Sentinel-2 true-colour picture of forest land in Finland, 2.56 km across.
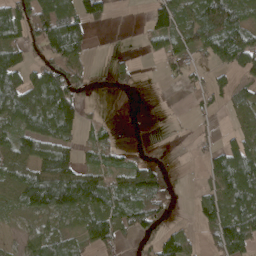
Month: April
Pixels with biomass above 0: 61%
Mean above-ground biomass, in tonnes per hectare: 58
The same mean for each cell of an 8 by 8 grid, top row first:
103 130 103 18 23 80 89 48
84 97 69 2 19 59 63 109
89 118 54 36 2 20 38 37
104 102 13 1 0 1 23 43
66 86 36 34 5 4 21 67
67 138 97 55 91 7 55 122
35 83 81 83 78 15 73 109
18 73 44 64 40 77 29 76
